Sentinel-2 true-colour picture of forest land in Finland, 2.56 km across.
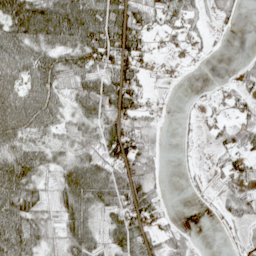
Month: May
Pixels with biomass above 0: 70%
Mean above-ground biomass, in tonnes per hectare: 47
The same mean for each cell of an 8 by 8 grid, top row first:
91 97 104 102 56 49 19 17
83 70 79 79 42 16 13 1
71 77 63 65 28 4 2 27
88 66 43 66 33 3 15 30
61 33 37 78 49 8 12 48
92 32 86 67 57 4 15 36
83 39 73 61 65 2 9 49
79 35 81 44 48 42 1 7
